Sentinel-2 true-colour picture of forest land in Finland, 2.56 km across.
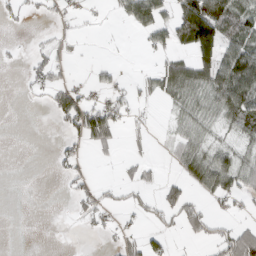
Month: March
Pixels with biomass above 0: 40%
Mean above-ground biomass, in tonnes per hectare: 33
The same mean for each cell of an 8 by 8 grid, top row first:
15 13 15 10 76 76 166 69
4 22 5 2 16 41 114 83
2 41 9 23 15 75 74 111
0 18 88 60 5 23 39 86
0 1 34 28 1 28 32 31
0 3 26 1 13 22 68 63
0 0 27 25 24 60 23 16
0 0 1 12 39 8 31 81
